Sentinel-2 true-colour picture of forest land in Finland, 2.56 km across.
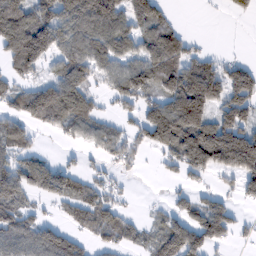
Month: February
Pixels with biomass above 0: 64%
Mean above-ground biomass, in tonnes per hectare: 86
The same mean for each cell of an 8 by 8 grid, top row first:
169 107 154 118 131 14 7 34
159 131 101 109 83 99 11 3
61 65 113 81 120 133 172 118
64 128 90 22 87 170 128 124
72 4 38 77 55 143 200 215
116 128 54 28 5 27 49 116
87 21 78 63 5 44 86 27
103 106 56 57 51 129 126 16
